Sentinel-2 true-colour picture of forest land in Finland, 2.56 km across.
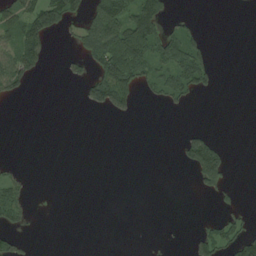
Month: August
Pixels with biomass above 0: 25%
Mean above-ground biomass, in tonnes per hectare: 24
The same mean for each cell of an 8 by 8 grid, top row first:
54 84 35 87 89 12 0 0
69 33 36 100 86 74 26 0
56 1 26 119 44 62 41 0
0 0 3 49 0 8 0 0
0 0 0 0 0 8 68 0
17 0 0 0 0 0 86 0
47 0 0 0 0 0 1 14
24 0 0 0 0 0 49 61
